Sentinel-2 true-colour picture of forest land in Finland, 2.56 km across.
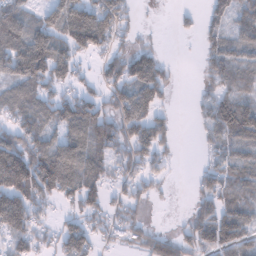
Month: February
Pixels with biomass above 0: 72%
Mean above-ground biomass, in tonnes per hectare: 80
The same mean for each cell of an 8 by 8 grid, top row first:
87 68 113 114 6 13 48 89
112 140 95 60 37 1 55 76
105 117 48 80 156 20 63 85
85 89 123 72 102 15 74 155
108 103 112 112 118 34 44 97
186 160 127 56 57 4 51 68
150 45 82 48 39 3 83 90
83 43 113 42 68 73 105 100
